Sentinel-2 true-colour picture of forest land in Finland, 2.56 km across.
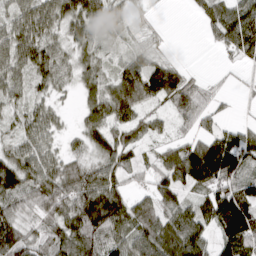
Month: March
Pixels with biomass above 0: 85%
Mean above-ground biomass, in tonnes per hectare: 76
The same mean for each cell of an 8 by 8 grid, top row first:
74 98 107 63 18 0 59 95
94 84 53 30 42 3 9 85
68 72 49 62 150 106 22 14
48 60 36 95 58 81 56 7
59 59 42 91 43 57 93 114
99 92 96 78 37 102 124 84
75 78 139 147 77 93 97 138
116 69 119 88 120 116 77 149
